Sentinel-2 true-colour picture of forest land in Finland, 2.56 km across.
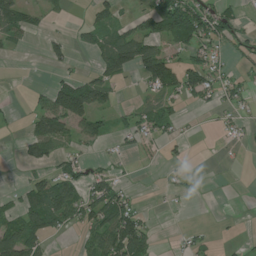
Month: July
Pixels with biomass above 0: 40%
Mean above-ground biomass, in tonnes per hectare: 36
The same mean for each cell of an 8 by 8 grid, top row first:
70 15 4 32 45 138 67 24
14 25 16 81 85 35 53 27
0 10 37 43 52 79 59 22
5 71 117 35 35 29 7 18
7 65 27 11 21 17 0 11
1 30 49 38 1 11 1 0
30 105 80 93 15 3 0 0
99 41 16 106 80 7 14 4
